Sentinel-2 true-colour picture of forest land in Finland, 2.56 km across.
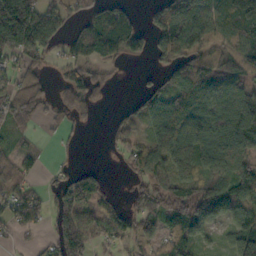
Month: October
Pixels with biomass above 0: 69%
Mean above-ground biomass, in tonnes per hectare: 85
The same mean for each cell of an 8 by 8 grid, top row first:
241 130 49 84 32 125 98 116
135 86 57 83 61 118 70 94
61 30 76 24 15 100 144 87
85 38 46 10 72 153 122 146
29 7 8 28 103 225 141 135
65 19 69 4 103 181 161 115
64 44 105 42 71 103 200 118
17 29 90 47 69 95 42 134
